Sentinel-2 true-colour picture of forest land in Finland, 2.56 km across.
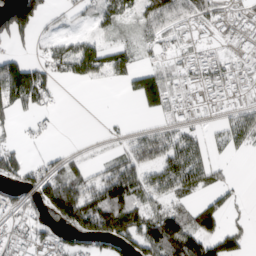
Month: March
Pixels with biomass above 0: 60%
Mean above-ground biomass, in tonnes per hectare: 69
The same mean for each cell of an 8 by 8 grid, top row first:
135 35 27 55 64 98 94 79
32 42 89 55 34 65 40 47
172 75 59 43 96 45 82 60
62 33 0 2 33 71 39 61
30 15 14 18 103 99 46 55
81 104 78 113 86 129 74 3
73 91 152 134 93 64 76 19
49 91 68 100 118 146 113 64
